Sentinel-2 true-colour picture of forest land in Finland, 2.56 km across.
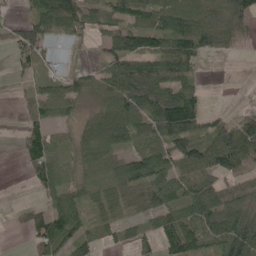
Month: May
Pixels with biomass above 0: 74%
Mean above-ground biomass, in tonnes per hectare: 75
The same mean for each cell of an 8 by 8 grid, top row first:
11 132 120 76 83 117 78 111
58 62 28 100 111 128 87 30
15 51 56 122 155 108 5 0
7 75 31 100 106 168 49 31
16 77 52 103 88 103 90 149
1 81 39 80 127 81 73 74
18 63 66 56 68 91 118 74
0 116 63 26 41 135 81 132
